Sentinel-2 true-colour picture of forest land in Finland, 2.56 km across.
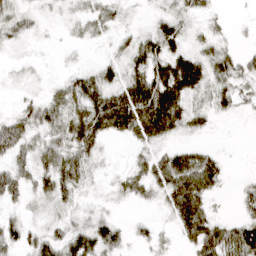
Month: March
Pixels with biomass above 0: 71%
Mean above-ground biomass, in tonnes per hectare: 26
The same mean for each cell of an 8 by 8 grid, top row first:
27 9 16 20 5 21 17 2
11 3 5 11 32 29 21 14
8 7 27 24 44 61 34 30
19 39 39 67 64 51 21 13
51 30 43 7 25 16 8 0
43 42 35 10 33 61 53 3
16 15 16 8 6 44 26 13
33 32 38 34 11 13 55 61
